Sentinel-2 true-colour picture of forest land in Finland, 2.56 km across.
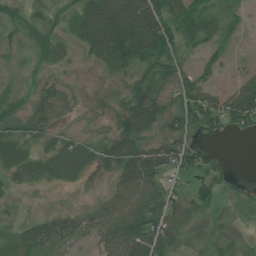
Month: July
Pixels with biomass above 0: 73%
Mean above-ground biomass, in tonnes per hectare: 38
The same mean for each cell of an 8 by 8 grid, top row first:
21 20 52 109 107 60 42 19
14 31 26 96 91 45 24 6
7 18 9 19 38 53 30 39
28 45 12 24 77 53 73 85
54 24 33 49 50 54 11 0
29 28 21 26 78 26 42 2
7 7 15 45 61 52 24 13
34 41 25 54 73 41 21 18
